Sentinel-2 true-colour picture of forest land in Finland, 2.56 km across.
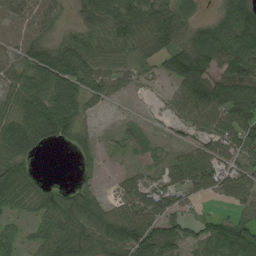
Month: August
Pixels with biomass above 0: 80%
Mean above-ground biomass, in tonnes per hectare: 58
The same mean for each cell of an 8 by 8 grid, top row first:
68 59 30 76 72 68 20 135
68 58 62 53 32 49 107 136
52 81 76 51 21 53 109 135
68 107 54 7 4 30 83 85
80 31 30 10 20 16 45 71
86 7 12 9 23 43 70 54
40 70 79 58 79 43 3 37
41 69 73 98 110 67 60 93
